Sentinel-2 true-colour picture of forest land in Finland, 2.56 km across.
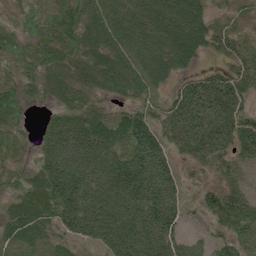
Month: June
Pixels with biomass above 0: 90%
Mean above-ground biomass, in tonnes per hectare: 72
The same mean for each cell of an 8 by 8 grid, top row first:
31 71 84 74 87 99 54 40
61 90 81 75 83 104 53 46
61 67 67 79 68 43 65 69
53 22 68 31 56 79 98 63
39 73 101 87 102 60 102 64
35 100 123 118 128 53 22 48
50 76 117 111 117 73 52 110
41 29 46 97 110 64 38 72
